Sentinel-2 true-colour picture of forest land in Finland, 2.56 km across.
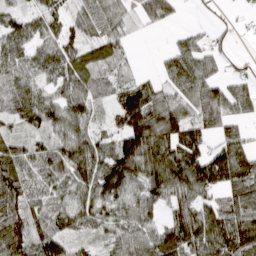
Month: March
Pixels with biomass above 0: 83%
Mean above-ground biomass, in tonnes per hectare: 70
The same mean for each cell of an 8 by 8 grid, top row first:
45 52 44 61 51 22 2 10
70 54 55 51 0 29 43 2
69 47 65 37 32 67 74 45
58 82 81 42 153 93 104 56
48 43 80 55 144 111 65 71
91 66 82 124 95 138 129 94
94 52 83 68 80 74 77 80
115 88 37 52 78 119 120 142
